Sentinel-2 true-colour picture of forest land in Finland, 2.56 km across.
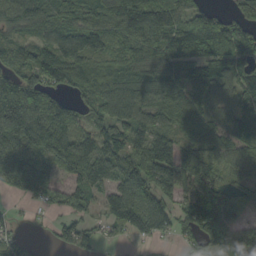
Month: September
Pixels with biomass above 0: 85%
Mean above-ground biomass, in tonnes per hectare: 108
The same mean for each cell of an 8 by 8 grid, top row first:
119 111 109 151 146 122 87 80
91 90 98 83 148 119 134 116
143 121 138 125 125 127 108 84
187 160 61 108 95 111 79 104
179 154 110 111 120 108 96 120
157 105 99 109 167 165 107 111
14 38 65 99 147 83 164 93
63 20 82 25 43 43 107 119
